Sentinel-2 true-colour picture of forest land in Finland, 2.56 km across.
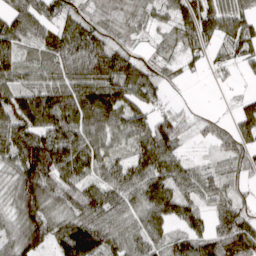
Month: March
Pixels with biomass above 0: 88%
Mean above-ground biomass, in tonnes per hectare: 79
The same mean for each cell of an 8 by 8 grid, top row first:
65 49 52 41 37 69 120 90
70 69 118 88 24 66 49 76
67 61 102 132 99 24 10 17
115 137 141 118 67 32 9 45
127 130 119 70 90 69 26 67
88 149 97 70 98 79 57 44
73 98 91 89 85 90 52 60
86 74 175 79 72 62 85 125
